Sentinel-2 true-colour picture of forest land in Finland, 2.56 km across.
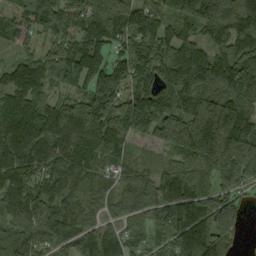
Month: September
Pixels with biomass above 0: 93%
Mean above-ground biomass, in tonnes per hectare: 127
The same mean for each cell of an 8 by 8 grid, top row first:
74 121 101 156 127 110 192 133
52 79 132 98 142 142 93 112
121 137 140 164 106 159 147 139
160 125 134 134 205 178 230 153
153 116 129 134 45 178 266 223
135 119 117 71 67 114 137 162
111 88 84 57 75 134 165 78
150 115 98 90 59 130 190 51
